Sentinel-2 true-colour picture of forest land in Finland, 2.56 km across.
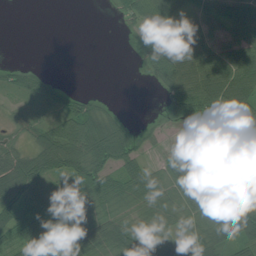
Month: July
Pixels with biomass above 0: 72%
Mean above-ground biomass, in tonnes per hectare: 52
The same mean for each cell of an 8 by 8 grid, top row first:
0 0 0 9 61 53 55 62
0 0 0 0 42 62 64 70
37 35 0 0 8 83 87 95
15 38 71 27 2 57 73 56
39 78 99 120 34 4 32 113
102 72 94 56 60 46 30 77
91 57 54 58 56 59 69 85
56 89 80 88 71 48 70 74
